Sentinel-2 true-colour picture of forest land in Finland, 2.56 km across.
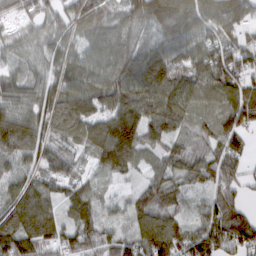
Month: March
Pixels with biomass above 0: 91%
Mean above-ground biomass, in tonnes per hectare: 87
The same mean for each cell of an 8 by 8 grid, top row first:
60 65 94 68 124 158 98 107
57 78 67 104 76 78 92 103
89 76 87 116 99 100 105 86
87 110 93 95 72 97 59 101
129 77 64 153 97 64 52 64
72 80 53 61 50 78 86 71
111 81 95 35 88 49 67 75
142 90 86 74 102 97 119 120
